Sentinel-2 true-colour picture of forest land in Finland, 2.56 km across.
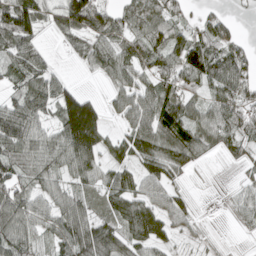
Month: April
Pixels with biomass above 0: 77%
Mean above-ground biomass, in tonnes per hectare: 63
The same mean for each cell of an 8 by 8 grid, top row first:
117 34 60 63 73 50 37 10
75 15 41 69 70 76 80 46
43 54 8 48 53 72 77 83
88 50 146 31 91 91 64 79
85 67 134 54 96 104 59 56
52 64 68 67 76 46 3 15
89 66 73 70 98 66 3 49
83 46 114 104 94 29 17 3
